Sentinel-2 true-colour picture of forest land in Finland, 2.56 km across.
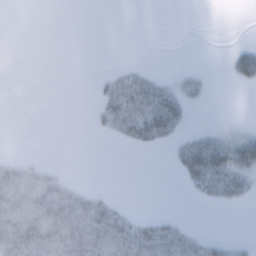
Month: February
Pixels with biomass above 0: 31%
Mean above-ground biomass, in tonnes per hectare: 11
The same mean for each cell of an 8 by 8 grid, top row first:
0 0 0 0 0 0 0 0
0 0 0 0 0 0 0 12
0 0 0 12 15 6 4 16
0 0 0 23 36 28 0 0
0 0 0 2 17 12 29 30
29 18 0 0 0 5 43 25
41 39 32 20 0 0 2 3
33 31 39 37 32 26 10 4
